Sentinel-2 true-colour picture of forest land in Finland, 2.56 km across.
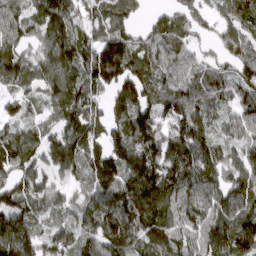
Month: March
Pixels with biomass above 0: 91%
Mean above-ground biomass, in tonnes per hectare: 118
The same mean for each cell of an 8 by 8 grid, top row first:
115 157 105 127 38 94 56 136
118 117 124 192 107 108 42 99
92 106 139 173 130 98 98 95
49 46 133 111 135 130 89 82
134 97 147 138 167 155 129 89
108 69 83 162 202 157 141 119
154 79 88 142 161 122 118 132
209 90 98 127 102 110 130 167
